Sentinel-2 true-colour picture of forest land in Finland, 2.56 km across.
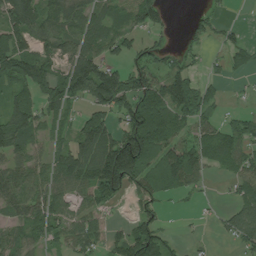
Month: July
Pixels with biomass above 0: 69%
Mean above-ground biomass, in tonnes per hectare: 79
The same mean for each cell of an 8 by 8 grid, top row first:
122 81 85 48 99 4 32 0
130 68 91 59 53 24 27 52
125 140 173 150 108 102 41 11
109 59 45 98 149 106 76 21
95 49 118 165 197 89 81 72
77 71 117 228 119 134 33 62
67 87 43 32 48 5 7 67
60 59 84 52 171 23 6 69
